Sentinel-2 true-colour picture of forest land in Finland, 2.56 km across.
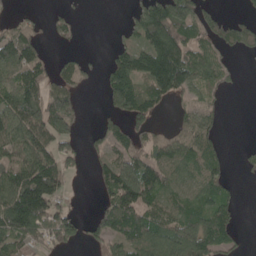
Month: May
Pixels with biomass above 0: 61%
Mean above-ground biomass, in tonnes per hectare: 69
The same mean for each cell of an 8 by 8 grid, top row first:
24 19 8 0 94 126 54 16
112 18 11 25 101 148 65 57
75 65 61 91 108 161 69 9
106 123 47 45 84 26 48 0
84 95 34 73 68 97 71 3
96 141 15 86 107 59 91 7
156 124 10 94 93 67 90 27
88 48 38 85 115 92 118 26
